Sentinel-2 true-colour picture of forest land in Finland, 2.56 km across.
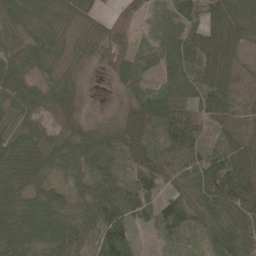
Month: May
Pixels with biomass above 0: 93%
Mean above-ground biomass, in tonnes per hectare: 66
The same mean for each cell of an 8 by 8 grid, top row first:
59 49 42 40 25 38 60 77
43 53 40 79 41 92 98 58
64 37 24 26 39 83 106 75
58 56 40 11 89 89 92 65
62 63 80 78 117 109 55 86
61 47 59 57 76 73 100 125
76 78 62 98 59 60 72 96
75 79 73 111 11 36 37 88
